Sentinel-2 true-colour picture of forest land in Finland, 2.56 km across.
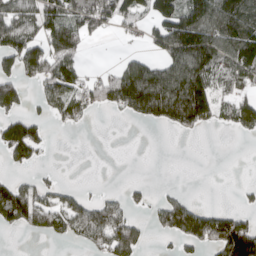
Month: April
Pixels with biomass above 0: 49%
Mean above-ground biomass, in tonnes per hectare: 83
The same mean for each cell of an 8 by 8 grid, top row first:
112 122 140 118 78 129 137 161
149 149 87 1 31 173 165 205
113 112 81 99 180 130 154 137
79 54 76 33 89 134 119 117
176 37 0 0 0 0 0 1
36 17 0 0 2 0 0 0
175 119 94 102 29 131 45 39
0 22 61 154 48 50 119 189
